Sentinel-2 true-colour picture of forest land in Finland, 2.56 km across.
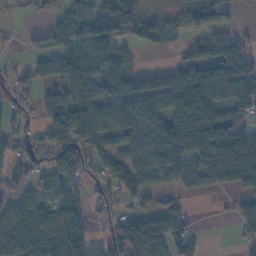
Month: November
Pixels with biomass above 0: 69%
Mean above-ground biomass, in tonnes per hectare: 73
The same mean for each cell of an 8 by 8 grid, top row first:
10 31 112 102 67 29 62 10
10 61 68 80 24 16 63 69
55 83 80 80 76 84 95 105
39 72 113 98 105 103 109 73
59 95 107 75 83 99 107 152
51 62 65 76 78 63 68 98
75 65 52 44 42 65 1 40
121 121 103 91 154 112 7 33
